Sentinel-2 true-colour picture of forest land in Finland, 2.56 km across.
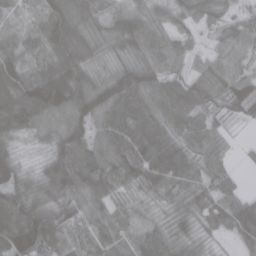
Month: March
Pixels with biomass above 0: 94%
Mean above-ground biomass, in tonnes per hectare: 74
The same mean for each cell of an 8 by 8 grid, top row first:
28 63 70 42 64 61 85 60
59 65 75 49 89 70 28 63
104 153 97 94 110 76 80 80
136 115 102 102 96 89 71 52
34 47 98 84 116 81 70 9
72 81 103 67 82 78 63 15
94 86 68 45 29 52 79 96
143 100 27 59 62 76 28 55
